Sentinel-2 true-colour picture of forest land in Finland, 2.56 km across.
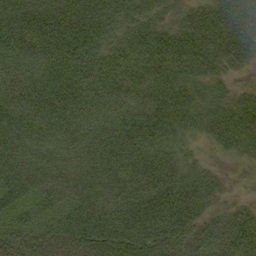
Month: September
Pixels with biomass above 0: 95%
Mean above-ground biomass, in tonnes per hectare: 51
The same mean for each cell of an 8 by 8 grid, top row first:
64 64 65 46 35 34 57 69
57 66 68 39 52 64 68 64
45 56 59 50 55 54 41 10
47 41 41 44 65 60 38 50
46 36 41 57 59 36 16 40
60 50 44 40 59 55 34 2
50 51 66 62 77 76 36 27
45 51 70 80 66 60 52 57
